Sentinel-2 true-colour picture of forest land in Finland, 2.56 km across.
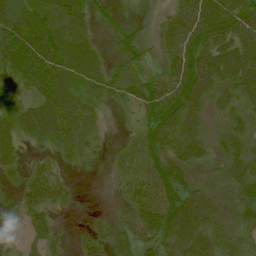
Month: July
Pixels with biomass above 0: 89%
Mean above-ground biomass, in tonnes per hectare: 50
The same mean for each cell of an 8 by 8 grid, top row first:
80 50 41 19 7 55 95 75
126 75 47 18 25 78 78 76
61 83 50 38 37 74 76 79
45 73 58 12 44 85 39 49
34 37 44 10 53 71 40 53
19 56 4 13 63 60 20 71
28 56 4 10 72 91 61 49
13 39 24 53 53 75 65 38
